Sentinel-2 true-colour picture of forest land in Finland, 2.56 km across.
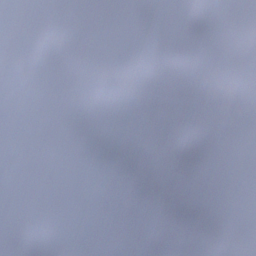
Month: December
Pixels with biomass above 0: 69%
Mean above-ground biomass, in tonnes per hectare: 75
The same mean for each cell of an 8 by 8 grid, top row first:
23 84 30 0 107 79 122 91
26 138 109 38 100 105 103 60
33 77 74 99 122 92 76 29
14 9 89 133 127 64 51 71
5 15 62 80 49 117 116 39
6 22 18 57 118 58 116 57
7 74 27 109 101 105 118 47
92 69 127 119 114 108 145 125
